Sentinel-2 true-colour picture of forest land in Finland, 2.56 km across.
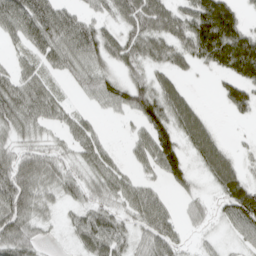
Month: April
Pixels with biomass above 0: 77%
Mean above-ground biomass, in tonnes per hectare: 56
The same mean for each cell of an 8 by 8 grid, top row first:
86 90 43 42 102 69 160 52
20 67 84 67 76 66 128 147
51 34 39 50 48 38 4 89
71 57 21 24 81 79 17 40
43 30 50 13 47 67 84 6
91 62 41 55 22 54 45 62
89 32 37 44 71 18 24 96
79 13 46 73 40 44 14 25
